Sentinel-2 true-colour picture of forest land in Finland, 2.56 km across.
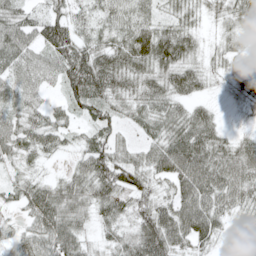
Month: May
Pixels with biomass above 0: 88%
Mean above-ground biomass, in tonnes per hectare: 48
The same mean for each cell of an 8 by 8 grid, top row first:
49 57 28 39 43 32 19 42
64 64 60 52 85 72 14 17
47 34 94 64 53 58 24 22
38 39 33 38 40 42 32 6
52 45 24 46 29 69 69 38
23 17 51 81 53 62 79 64
23 85 53 55 48 62 69 37
34 74 54 30 82 61 41 44
